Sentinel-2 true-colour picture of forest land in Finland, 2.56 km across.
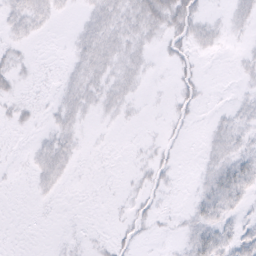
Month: February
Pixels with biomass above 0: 45%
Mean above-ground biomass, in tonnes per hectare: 6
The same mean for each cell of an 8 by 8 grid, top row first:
10 8 3 13 17 21 5 8
5 0 8 12 7 8 6 2
7 1 10 10 4 6 1 3
5 3 8 5 1 5 2 6
0 8 4 1 2 3 5 8
1 9 1 0 5 4 8 16
0 1 0 1 5 2 12 7
0 0 2 5 3 3 14 13
